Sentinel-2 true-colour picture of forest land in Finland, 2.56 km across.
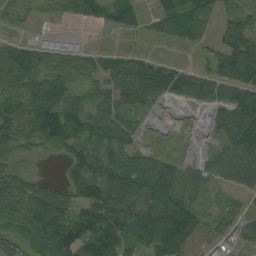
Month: August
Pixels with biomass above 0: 79%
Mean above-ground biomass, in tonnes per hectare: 62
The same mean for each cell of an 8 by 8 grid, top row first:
20 8 52 46 29 72 128 55
53 47 31 15 14 11 38 111
91 82 39 52 91 75 66 87
55 91 78 40 21 4 26 109
56 63 65 54 21 7 7 91
67 14 61 98 90 62 28 51
96 148 69 101 104 117 21 24
53 109 97 99 79 149 75 28
